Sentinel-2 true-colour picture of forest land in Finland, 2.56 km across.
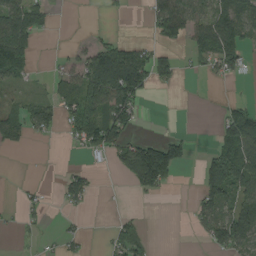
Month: August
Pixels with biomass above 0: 42%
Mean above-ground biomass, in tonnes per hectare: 50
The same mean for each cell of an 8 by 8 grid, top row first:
96 38 0 12 17 132 83 94
136 0 26 73 44 31 95 71
53 26 91 163 101 29 10 15
43 56 119 104 15 0 0 67
23 4 56 96 64 60 8 131
0 0 44 6 126 37 99 112
12 16 20 1 2 0 62 102
4 5 23 41 51 0 45 112
